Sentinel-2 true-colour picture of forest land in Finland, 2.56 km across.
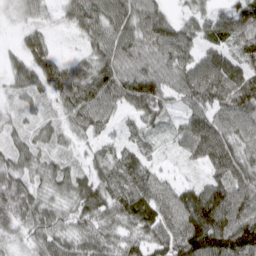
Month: March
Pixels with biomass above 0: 94%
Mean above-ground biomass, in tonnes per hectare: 66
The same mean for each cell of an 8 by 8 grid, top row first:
19 21 77 86 89 30 44 76
23 46 22 84 70 96 52 62
39 68 88 90 92 64 98 95
26 32 85 50 59 28 70 92
46 43 26 35 44 30 104 72
64 58 53 76 75 21 44 88
72 59 71 68 94 94 142 104
31 68 64 65 68 95 148 136
